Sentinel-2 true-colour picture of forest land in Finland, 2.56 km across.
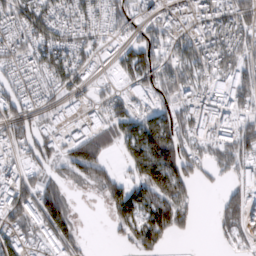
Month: February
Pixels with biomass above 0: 68%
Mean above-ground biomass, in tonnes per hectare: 60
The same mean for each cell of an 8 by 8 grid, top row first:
75 70 66 72 43 39 48 79
69 79 65 20 95 69 70 82
51 49 37 17 68 82 73 64
76 36 32 55 53 60 81 59
53 60 77 48 121 106 59 86
46 44 54 53 83 111 22 45
76 140 5 63 100 109 0 86
48 63 33 11 77 23 1 33
